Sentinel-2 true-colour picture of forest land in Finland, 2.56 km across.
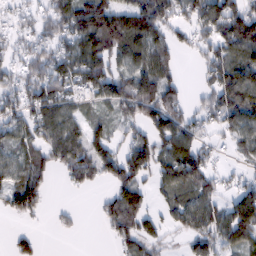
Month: February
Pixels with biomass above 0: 72%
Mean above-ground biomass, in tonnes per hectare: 67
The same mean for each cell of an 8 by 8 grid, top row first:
34 57 103 112 111 60 100 94
41 55 86 93 91 49 57 97
54 100 81 92 107 43 48 112
65 87 42 36 82 81 62 95
55 81 80 60 77 104 31 46
64 46 65 63 66 93 62 25
70 23 10 71 63 73 86 99
36 2 4 26 69 13 81 88
